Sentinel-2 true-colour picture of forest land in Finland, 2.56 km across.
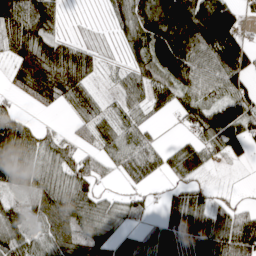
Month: April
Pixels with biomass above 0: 79%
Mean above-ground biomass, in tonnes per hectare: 86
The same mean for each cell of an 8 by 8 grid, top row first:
141 92 8 54 164 244 243 62
102 116 63 18 142 287 150 136
63 157 104 16 81 132 81 81
59 19 48 38 37 43 104 103
146 64 51 73 70 33 78 78
95 81 91 29 84 47 17 2
60 74 101 56 35 78 74 50
99 66 81 73 71 96 124 135
